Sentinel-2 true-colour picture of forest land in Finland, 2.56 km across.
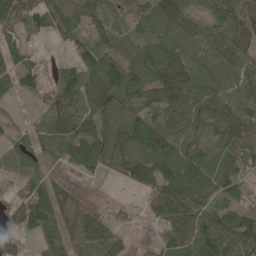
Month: May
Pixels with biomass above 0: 87%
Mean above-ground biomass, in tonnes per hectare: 83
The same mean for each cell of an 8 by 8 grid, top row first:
81 84 68 51 79 113 57 95
70 15 83 61 65 113 109 99
81 58 111 102 93 111 96 108
20 74 89 97 90 92 94 97
53 91 105 119 128 107 70 78
59 64 25 34 95 145 114 66
73 103 84 31 35 149 91 67
59 61 95 73 9 109 129 119
